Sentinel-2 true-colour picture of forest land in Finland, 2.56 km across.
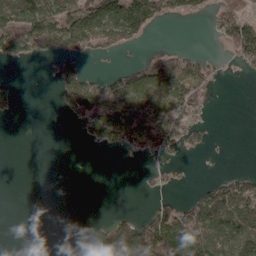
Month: April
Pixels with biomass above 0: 40%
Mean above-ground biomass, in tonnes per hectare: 49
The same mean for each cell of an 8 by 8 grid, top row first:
112 136 129 148 105 33 21 74
100 65 91 54 8 21 1 97
12 5 92 55 81 84 38 2
18 0 83 121 89 71 21 0
0 0 6 61 81 57 18 0
0 0 0 0 9 11 5 31
0 0 0 3 17 68 107 88
0 0 12 119 146 131 93 78
